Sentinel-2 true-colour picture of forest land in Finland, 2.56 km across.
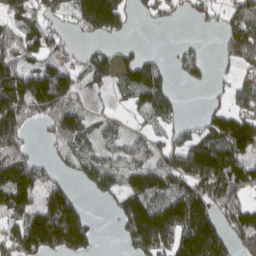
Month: March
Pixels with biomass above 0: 66%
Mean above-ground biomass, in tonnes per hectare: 99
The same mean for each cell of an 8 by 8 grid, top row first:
72 66 143 234 32 36 48 106
100 80 26 42 16 23 14 155
186 158 67 76 155 35 30 54
191 121 59 29 84 64 38 99
136 28 82 49 49 76 129 160
142 52 60 98 118 128 175 138
139 148 75 34 164 158 153 118
133 212 137 4 155 150 215 100
